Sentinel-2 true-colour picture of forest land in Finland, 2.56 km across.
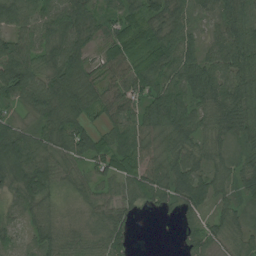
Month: August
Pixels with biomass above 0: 93%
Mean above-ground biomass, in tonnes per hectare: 67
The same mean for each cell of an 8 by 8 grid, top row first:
85 71 75 37 72 64 35 88
92 77 71 48 85 85 52 101
127 86 87 45 85 73 95 98
25 86 86 53 71 107 67 98
99 69 101 57 47 82 60 66
91 79 45 60 59 91 71 62
36 50 30 48 34 45 48 57
28 64 46 68 0 14 69 59
